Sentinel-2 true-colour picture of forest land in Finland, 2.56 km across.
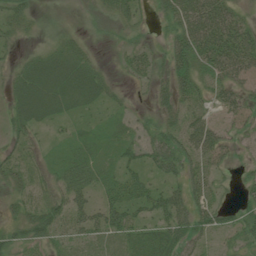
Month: July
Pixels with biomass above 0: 76%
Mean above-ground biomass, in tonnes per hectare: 38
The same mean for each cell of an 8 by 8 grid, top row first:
34 5 7 31 19 57 71 36
12 22 25 11 29 52 75 86
40 70 66 18 20 55 43 46
42 47 27 23 13 41 30 44
31 14 33 37 46 65 61 28
34 23 45 36 34 41 46 17
30 49 45 58 40 68 50 30
37 33 31 41 43 63 25 33
